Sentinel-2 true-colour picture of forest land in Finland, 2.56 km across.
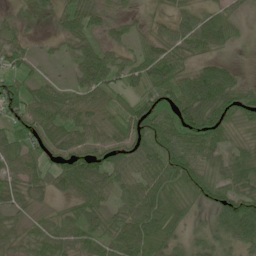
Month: June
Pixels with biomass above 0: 85%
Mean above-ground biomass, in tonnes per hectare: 52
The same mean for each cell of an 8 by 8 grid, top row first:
17 18 70 27 11 36 40 20
43 7 39 33 36 54 46 9
52 27 42 57 64 78 80 25
53 72 58 44 82 73 91 59
71 63 53 61 55 63 68 30
53 52 90 68 64 74 56 59
40 19 46 45 74 52 45 111
31 61 47 55 81 46 50 75
